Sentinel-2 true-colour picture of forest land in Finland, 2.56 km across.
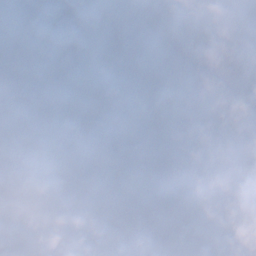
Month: December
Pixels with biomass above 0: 70%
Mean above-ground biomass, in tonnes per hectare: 71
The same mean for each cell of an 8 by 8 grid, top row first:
22 0 30 99 82 18 1 15
81 9 35 64 124 40 1 10
33 33 56 71 44 17 47 11
138 124 105 68 92 32 35 2
157 190 118 56 35 94 20 46
93 41 18 54 88 60 92 103
121 120 93 61 91 104 108 99
78 114 92 106 90 130 189 153
